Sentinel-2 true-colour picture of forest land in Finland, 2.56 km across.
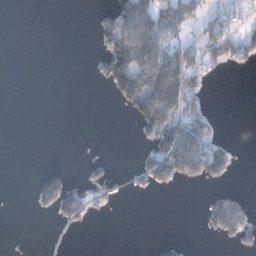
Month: December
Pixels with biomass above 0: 28%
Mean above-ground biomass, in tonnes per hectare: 41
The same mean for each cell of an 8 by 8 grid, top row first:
0 0 0 78 136 95 36 26
0 0 0 113 153 73 85 86
0 0 0 112 147 137 34 0
0 0 0 1 140 107 35 0
0 0 1 0 33 169 103 6
0 54 14 28 43 86 75 7
0 43 90 17 0 0 59 97
1 1 0 0 0 16 7 61
